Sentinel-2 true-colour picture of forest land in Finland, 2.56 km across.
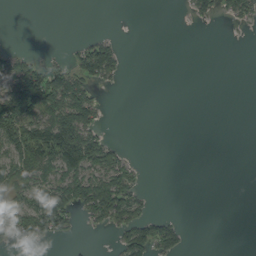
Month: September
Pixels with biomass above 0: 32%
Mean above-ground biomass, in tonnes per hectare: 36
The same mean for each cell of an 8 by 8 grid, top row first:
0 0 0 0 0 0 27 48
11 2 38 56 0 0 0 0
102 99 81 34 0 0 0 0
146 95 125 1 0 0 0 0
92 121 191 39 0 0 0 0
65 66 94 83 10 0 0 0
74 152 58 118 37 0 0 0
42 29 6 12 98 59 0 0
